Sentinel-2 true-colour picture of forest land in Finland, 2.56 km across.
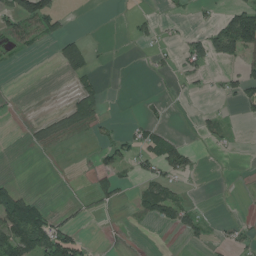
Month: July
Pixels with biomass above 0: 25%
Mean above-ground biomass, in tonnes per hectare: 23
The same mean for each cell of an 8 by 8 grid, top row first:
63 70 0 0 13 7 6 92
15 5 45 2 9 17 64 88
0 0 25 0 1 10 13 47
1 11 60 2 6 0 12 11
0 44 11 33 36 35 9 2
3 0 3 32 31 40 1 1
85 21 10 8 38 58 3 1
116 99 36 5 2 2 13 23
